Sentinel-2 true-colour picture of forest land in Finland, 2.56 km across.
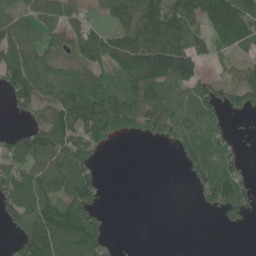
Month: June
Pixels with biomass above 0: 63%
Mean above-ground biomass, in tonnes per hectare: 71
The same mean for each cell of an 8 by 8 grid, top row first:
51 63 43 46 121 95 122 143
119 64 82 97 139 134 51 70
103 89 94 78 140 108 50 92
27 66 124 159 112 66 64 48
87 106 101 27 8 40 85 14
92 95 107 0 0 1 103 59
78 109 111 3 0 0 30 64
46 148 152 18 0 0 0 0
